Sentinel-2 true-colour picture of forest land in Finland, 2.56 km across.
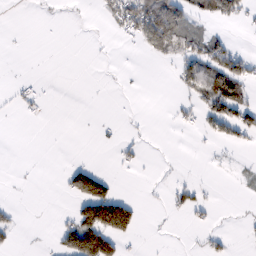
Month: February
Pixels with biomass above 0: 21%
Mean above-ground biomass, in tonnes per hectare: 22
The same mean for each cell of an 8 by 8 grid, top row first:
0 1 1 38 99 75 44 37
0 0 0 2 30 60 54 13
5 1 0 0 1 26 68 62
7 5 0 0 1 12 47 67
0 0 0 6 7 0 6 17
1 0 88 20 1 3 1 5
8 0 63 164 9 17 12 1
8 2 101 74 2 0 14 3
